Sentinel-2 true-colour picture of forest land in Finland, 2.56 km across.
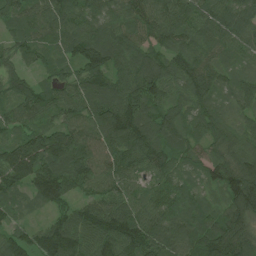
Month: July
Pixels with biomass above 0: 98%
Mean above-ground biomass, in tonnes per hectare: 106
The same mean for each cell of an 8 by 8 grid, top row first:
90 114 119 88 111 120 112 99
64 78 127 145 95 89 100 98
80 57 104 122 157 106 109 87
71 77 101 155 130 87 98 63
109 145 100 126 142 93 86 98
136 140 106 102 67 99 82 141
47 62 80 126 97 105 63 142
86 150 135 135 142 125 142 130
